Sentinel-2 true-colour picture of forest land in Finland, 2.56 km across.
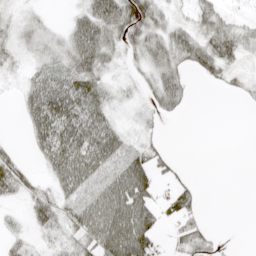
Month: April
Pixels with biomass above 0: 63%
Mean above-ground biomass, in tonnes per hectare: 37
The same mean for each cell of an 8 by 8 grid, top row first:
15 8 41 94 88 16 47 12
24 29 75 39 53 49 55 36
9 55 60 16 19 50 18 17
10 89 72 29 14 23 0 1
8 73 89 63 26 1 0 0
51 27 83 72 68 21 0 0
10 45 68 89 67 39 3 0
22 20 39 92 82 20 24 0
